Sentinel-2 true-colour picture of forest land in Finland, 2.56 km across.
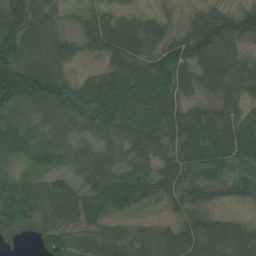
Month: July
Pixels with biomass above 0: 89%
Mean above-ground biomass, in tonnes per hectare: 58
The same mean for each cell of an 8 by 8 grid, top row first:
96 41 23 34 30 7 41 76
97 54 34 74 53 69 88 32
144 99 27 57 69 62 31 51
73 65 48 61 60 68 57 54
71 66 28 36 67 66 90 83
35 42 45 76 61 71 45 37
55 51 60 56 27 32 45 24
5 71 66 81 60 75 77 103
